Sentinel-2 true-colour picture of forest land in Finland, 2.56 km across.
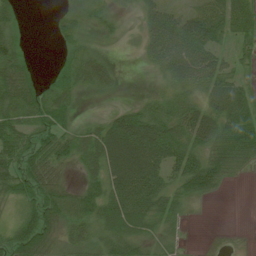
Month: July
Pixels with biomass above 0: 73%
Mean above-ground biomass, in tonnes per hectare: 40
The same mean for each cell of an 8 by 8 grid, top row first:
29 9 22 23 34 40 44 57
47 2 29 4 27 84 57 22
86 28 44 22 2 41 55 29
53 63 11 18 38 41 45 62
59 57 43 81 92 53 44 60
55 60 19 63 86 48 69 15
20 66 47 64 69 32 0 0
51 38 29 41 34 13 1 2
